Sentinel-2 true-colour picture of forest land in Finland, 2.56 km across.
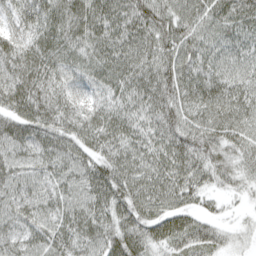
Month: April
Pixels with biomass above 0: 97%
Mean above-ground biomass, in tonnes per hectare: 71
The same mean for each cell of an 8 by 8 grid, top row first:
62 73 86 81 86 74 68 76
68 72 64 75 72 86 65 62
80 76 60 71 79 84 75 62
78 80 72 75 74 78 73 78
81 75 70 73 69 83 73 62
68 66 73 91 76 78 58 47
73 66 70 86 75 65 25 13
63 71 71 79 76 77 75 23
